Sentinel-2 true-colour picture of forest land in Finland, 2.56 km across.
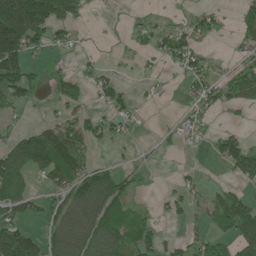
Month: June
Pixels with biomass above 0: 48%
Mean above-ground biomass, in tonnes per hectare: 51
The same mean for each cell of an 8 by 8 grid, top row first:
208 119 30 2 11 4 33 39
167 42 12 2 25 62 10 19
112 23 51 35 11 12 42 58
21 14 35 41 7 4 27 16
59 138 76 24 4 15 19 64
77 72 95 75 8 12 6 43
69 44 101 134 21 33 56 91
142 69 112 100 68 23 54 98
